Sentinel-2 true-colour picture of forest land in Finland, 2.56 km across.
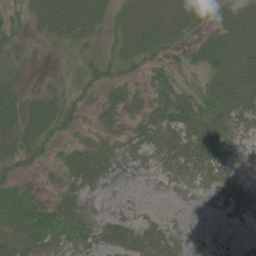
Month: June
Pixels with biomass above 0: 77%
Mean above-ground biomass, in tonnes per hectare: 27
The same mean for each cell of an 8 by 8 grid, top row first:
23 47 61 30 40 32 31 41
34 15 28 26 38 22 48 46
28 13 22 35 15 18 33 55
31 31 23 25 29 52 40 38
30 23 16 27 45 42 32 10
24 4 32 28 11 20 16 5
34 29 36 9 7 2 1 3
32 35 43 38 26 12 2 1
